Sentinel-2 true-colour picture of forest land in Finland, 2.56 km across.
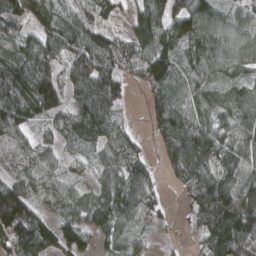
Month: March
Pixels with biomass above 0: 87%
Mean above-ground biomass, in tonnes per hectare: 86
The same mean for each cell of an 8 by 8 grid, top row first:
95 89 88 47 110 126 108 68
67 124 108 101 107 131 117 94
130 133 88 95 84 95 70 65
131 88 80 81 23 106 79 95
87 50 60 83 27 110 115 81
73 83 38 79 63 46 80 79
158 52 87 111 96 11 103 110
97 65 69 64 42 15 93 135
